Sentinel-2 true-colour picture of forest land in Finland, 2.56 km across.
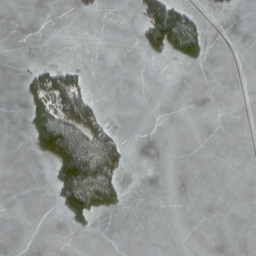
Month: April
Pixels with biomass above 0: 15%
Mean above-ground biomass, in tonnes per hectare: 28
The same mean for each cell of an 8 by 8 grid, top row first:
0 0 6 0 74 126 9 0
0 0 0 0 53 102 31 0
4 82 46 0 0 0 0 0
0 112 156 4 0 0 0 0
0 174 179 106 0 0 0 0
0 15 249 129 0 0 0 0
0 2 114 37 0 0 0 0
0 0 1 0 0 0 0 0
